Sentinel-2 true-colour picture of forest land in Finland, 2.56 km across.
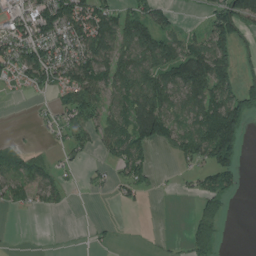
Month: July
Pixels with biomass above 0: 53%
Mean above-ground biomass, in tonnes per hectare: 58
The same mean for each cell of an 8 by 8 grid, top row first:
37 98 123 90 79 24 46 132
70 88 94 103 110 83 112 48
35 74 100 96 102 95 137 58
0 12 78 72 159 71 114 119
17 7 36 74 104 68 133 80
65 42 5 22 41 12 66 54
19 21 3 2 8 0 51 0
1 2 1 7 1 3 81 0
